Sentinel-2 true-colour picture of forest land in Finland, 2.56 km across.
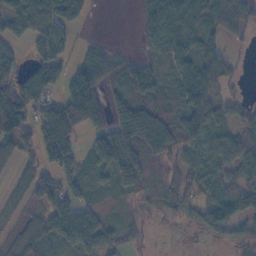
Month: November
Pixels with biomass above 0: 73%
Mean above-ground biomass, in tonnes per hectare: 53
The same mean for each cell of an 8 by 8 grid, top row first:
57 76 30 0 36 65 57 49
27 59 14 12 14 56 52 7
95 69 85 35 76 47 91 10
162 86 140 56 75 57 86 31
69 99 37 97 78 54 47 70
35 59 47 55 62 53 49 55
29 72 52 10 14 42 62 80
42 42 71 37 15 1 16 44
